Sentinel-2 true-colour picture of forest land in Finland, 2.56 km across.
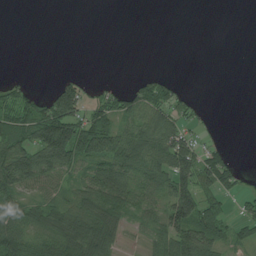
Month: July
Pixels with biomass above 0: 51%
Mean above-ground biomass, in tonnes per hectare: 56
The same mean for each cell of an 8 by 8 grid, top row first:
0 0 0 0 0 0 0 0
0 0 0 0 0 0 0 0
16 3 38 9 34 23 0 0
115 122 104 114 83 66 8 0
126 170 162 102 103 103 25 0
117 72 53 111 72 113 84 39
75 77 100 125 53 120 87 25
93 87 162 101 25 112 105 42
